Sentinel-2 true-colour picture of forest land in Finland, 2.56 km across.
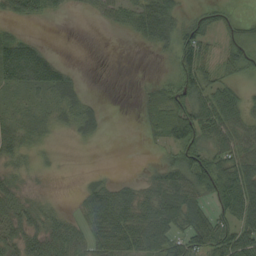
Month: September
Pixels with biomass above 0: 65%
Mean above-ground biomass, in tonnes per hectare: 39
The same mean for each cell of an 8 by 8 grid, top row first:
30 20 3 25 68 39 24 16
75 23 0 0 12 56 37 50
51 70 10 0 7 53 55 31
22 20 29 1 25 88 86 56
35 7 6 0 5 71 54 64
17 5 1 6 15 52 78 99
38 18 26 81 57 64 34 88
41 52 47 66 72 61 67 94
